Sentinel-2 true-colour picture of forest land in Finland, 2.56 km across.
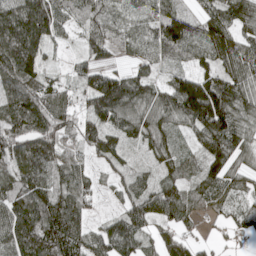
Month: May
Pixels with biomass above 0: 89%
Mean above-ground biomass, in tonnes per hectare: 87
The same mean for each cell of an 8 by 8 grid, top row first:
135 134 61 69 66 56 68 99
181 64 31 63 66 111 118 98
112 71 41 87 74 82 110 111
112 109 59 125 107 119 202 112
106 115 70 82 66 55 104 96
95 104 81 37 50 68 91 67
106 125 84 18 89 92 47 52
110 154 90 97 64 70 18 22
